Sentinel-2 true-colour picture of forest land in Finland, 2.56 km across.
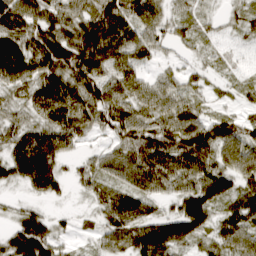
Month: March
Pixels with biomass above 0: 86%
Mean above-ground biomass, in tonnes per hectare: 58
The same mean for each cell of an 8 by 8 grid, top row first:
78 65 60 86 78 27 19 26
76 87 100 79 58 21 17 18
67 82 80 62 40 32 19 16
30 88 87 67 52 61 23 20
66 105 33 34 84 80 85 73
66 119 30 47 80 72 76 73
15 15 6 73 54 41 84 57
78 78 10 52 100 87 39 63
